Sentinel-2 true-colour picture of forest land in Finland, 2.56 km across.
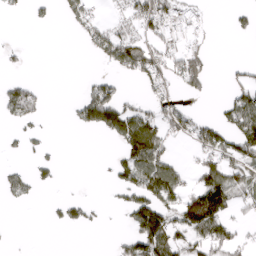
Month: April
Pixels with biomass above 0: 36%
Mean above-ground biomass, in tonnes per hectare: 52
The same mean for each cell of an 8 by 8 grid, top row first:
9 15 63 25 106 67 16 22
16 0 9 123 116 73 28 0
35 1 8 36 65 68 61 40
88 14 57 119 60 82 6 111
10 12 0 15 152 27 86 96
44 22 0 31 115 71 112 75
7 8 41 11 128 100 221 36
1 0 0 13 137 95 108 44
